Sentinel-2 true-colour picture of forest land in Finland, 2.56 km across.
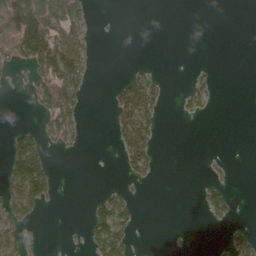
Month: April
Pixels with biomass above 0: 26%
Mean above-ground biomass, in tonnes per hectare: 28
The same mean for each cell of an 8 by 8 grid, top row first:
122 104 50 1 0 0 0 0
79 135 48 0 0 0 0 0
5 78 67 7 43 0 12 0
0 61 35 33 79 8 13 0
57 31 12 10 71 0 0 0
84 78 0 0 31 0 6 0
65 17 0 85 2 0 37 5
48 2 6 126 0 0 1 28
